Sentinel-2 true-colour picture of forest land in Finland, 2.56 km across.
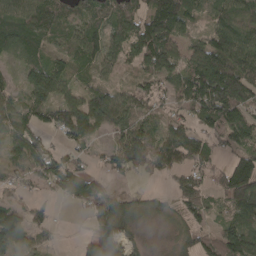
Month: April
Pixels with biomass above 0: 80%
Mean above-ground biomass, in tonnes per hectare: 77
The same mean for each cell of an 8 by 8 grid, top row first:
88 99 79 94 93 124 56 69
91 69 89 81 115 76 110 122
30 137 42 33 52 84 141 132
74 89 154 144 57 44 121 96
67 40 56 54 102 131 74 63
42 86 72 45 28 49 54 147
57 32 28 101 39 50 59 120
79 21 12 87 22 47 67 131
